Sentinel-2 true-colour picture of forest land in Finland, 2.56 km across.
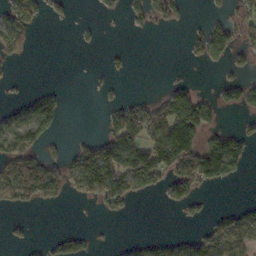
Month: October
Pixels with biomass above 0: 35%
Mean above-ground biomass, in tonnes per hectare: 50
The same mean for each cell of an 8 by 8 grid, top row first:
79 24 1 10 38 39 19 35
64 0 8 6 0 0 90 42
8 0 0 14 0 11 1 30
30 104 0 40 95 172 59 27
105 40 33 86 102 209 92 69
128 147 126 183 126 111 105 27
45 11 1 42 0 28 11 26
13 21 43 3 22 33 81 83
